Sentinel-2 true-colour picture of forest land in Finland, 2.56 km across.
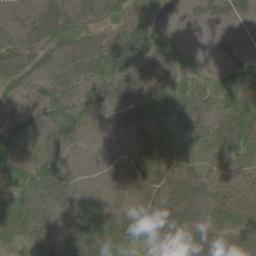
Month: June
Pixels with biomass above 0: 70%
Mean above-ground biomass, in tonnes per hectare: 29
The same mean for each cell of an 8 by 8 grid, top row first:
16 44 38 25 30 15 25 25
33 29 36 42 49 15 8 10
32 24 27 40 32 26 20 34
18 30 32 16 31 29 32 44
33 24 12 3 19 33 39 56
37 50 9 3 20 36 30 22
34 36 35 14 21 46 43 42
25 35 31 38 21 45 37 27
